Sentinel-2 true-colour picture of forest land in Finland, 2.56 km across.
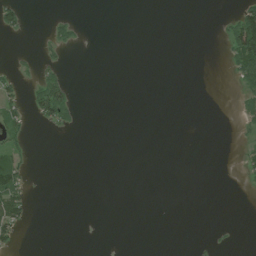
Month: July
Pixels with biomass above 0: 11%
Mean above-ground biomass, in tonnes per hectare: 9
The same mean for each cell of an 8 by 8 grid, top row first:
25 4 2 0 0 0 0 46
1 12 6 0 0 0 0 94
17 48 0 0 0 0 0 40
26 67 9 0 0 0 0 15
25 0 0 0 0 0 0 7
60 0 0 0 0 0 0 7
64 0 0 0 0 0 0 0
23 0 0 0 0 0 2 0
